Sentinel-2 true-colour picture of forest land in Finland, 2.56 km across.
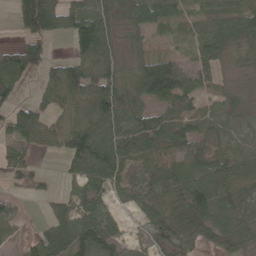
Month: May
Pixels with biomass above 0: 80%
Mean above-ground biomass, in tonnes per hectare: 66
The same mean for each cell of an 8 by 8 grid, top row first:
38 96 88 63 83 54 38 66
51 33 93 84 37 22 70 41
70 57 109 99 146 145 34 22
61 71 73 125 77 65 34 39
52 50 161 137 100 76 50 43
32 12 80 86 44 84 97 65
18 19 68 33 63 75 107 55
8 84 101 68 18 60 48 61
